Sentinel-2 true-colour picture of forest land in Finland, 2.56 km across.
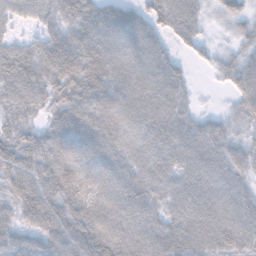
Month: November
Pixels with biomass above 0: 93%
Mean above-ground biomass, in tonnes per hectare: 66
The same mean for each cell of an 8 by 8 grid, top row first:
38 48 75 69 54 82 25 41
49 73 83 74 74 27 21 40
79 73 97 75 79 59 7 67
62 56 74 71 79 70 17 45
82 73 63 67 66 87 80 47
80 75 71 69 78 78 80 53
62 83 63 73 76 67 77 73
57 65 76 85 81 78 78 77
